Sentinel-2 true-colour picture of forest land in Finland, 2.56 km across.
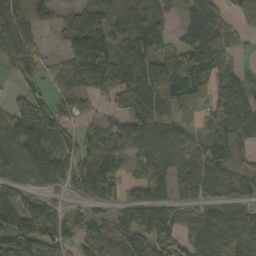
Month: October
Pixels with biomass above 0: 77%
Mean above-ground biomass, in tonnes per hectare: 69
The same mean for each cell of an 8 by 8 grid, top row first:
95 40 66 66 74 30 72 21
87 15 109 99 96 61 120 26
33 40 59 98 114 81 66 54
59 74 35 34 109 79 43 87
80 95 72 70 91 73 68 56
35 91 77 63 63 74 92 51
76 40 26 37 78 68 68 67
112 78 45 79 73 71 115 82
